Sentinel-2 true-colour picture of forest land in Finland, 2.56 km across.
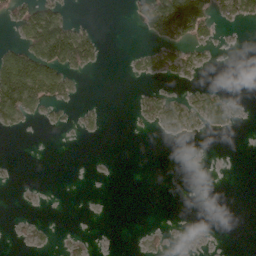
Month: April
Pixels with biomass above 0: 23%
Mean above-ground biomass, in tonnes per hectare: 25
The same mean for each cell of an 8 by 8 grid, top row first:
45 90 2 0 67 184 76 66
54 158 128 0 18 64 21 2
144 122 12 0 18 33 3 0
75 17 15 0 26 50 54 9
0 0 0 0 0 1 0 0
1 0 0 0 0 0 0 0
2 1 0 0 0 0 0 0
4 6 11 0 4 1 0 0
